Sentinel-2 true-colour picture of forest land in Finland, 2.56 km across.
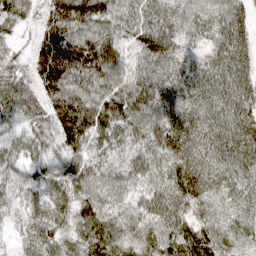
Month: April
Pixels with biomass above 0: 97%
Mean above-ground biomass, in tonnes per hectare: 68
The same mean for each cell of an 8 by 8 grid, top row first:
53 68 119 77 65 60 64 54
27 103 115 80 75 57 49 69
52 89 96 77 64 59 69 69
52 74 123 100 74 66 65 71
42 43 79 69 61 82 71 86
51 49 78 59 60 80 82 73
41 71 70 62 63 69 43 59
34 63 70 82 57 68 59 39
